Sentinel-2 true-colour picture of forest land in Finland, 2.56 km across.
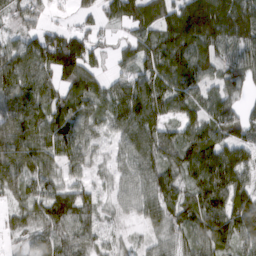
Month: March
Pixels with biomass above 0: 88%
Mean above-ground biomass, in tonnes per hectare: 77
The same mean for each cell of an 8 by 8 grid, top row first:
57 25 29 52 82 107 175 140
61 122 112 29 85 121 104 99
104 67 102 45 79 100 68 59
93 92 77 76 121 60 80 52
117 87 70 31 95 88 117 95
88 64 33 31 64 70 134 79
42 91 80 24 54 74 111 100
20 71 74 23 23 46 79 77
